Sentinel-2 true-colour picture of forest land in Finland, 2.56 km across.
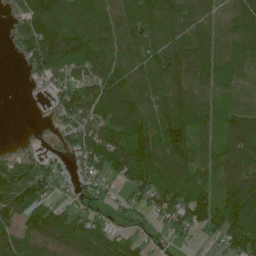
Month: June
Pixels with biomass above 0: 83%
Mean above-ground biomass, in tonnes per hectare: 90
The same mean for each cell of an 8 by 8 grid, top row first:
42 152 88 95 98 117 78 98
37 163 148 101 80 118 131 101
0 54 66 141 87 114 92 64
0 18 97 137 92 138 97 100
4 14 54 116 143 142 77 143
109 80 37 62 126 91 53 119
126 100 42 23 67 112 137 160
91 121 134 109 46 31 16 127
